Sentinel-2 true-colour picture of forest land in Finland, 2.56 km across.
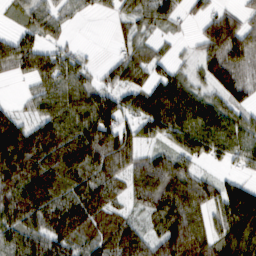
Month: February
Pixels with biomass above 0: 79%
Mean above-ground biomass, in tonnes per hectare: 77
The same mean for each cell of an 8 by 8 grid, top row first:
26 57 19 21 53 44 47 54
76 52 16 13 38 12 75 102
19 81 69 42 63 71 64 93
32 75 96 99 93 118 95 54
166 130 122 112 47 68 99 84
140 130 91 87 103 99 31 34
121 112 118 65 62 105 68 127
86 110 73 93 75 126 80 109
